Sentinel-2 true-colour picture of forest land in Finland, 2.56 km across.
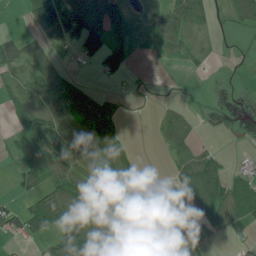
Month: June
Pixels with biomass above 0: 55%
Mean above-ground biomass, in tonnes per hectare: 51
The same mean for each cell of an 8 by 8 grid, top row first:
2 195 176 85 55 81 35 67
54 66 62 81 21 49 13 2
43 78 16 17 5 0 4 2
47 79 85 60 0 33 5 9
46 96 79 97 0 63 9 1
31 76 57 73 44 33 92 42
32 86 53 74 5 27 70 107
19 40 114 126 34 51 10 34
